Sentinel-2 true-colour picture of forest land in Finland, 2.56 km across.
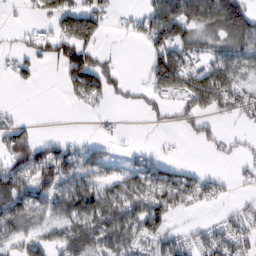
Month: February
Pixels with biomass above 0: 55%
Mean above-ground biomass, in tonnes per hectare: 55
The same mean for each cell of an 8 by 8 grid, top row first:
6 48 101 21 57 120 94 119
19 55 136 10 29 98 41 81
30 0 106 60 23 101 98 63
7 1 7 9 26 34 54 40
70 44 30 16 6 5 31 19
89 99 77 40 77 65 31 15
91 74 89 87 94 67 15 24
60 60 112 83 74 45 66 58
